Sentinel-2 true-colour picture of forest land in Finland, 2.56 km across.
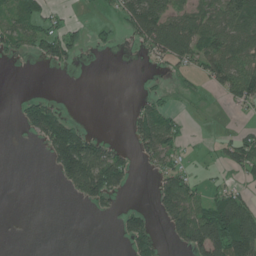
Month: June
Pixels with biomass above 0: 40%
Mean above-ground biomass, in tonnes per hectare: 40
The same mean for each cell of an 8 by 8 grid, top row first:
47 34 2 10 97 50 61 86
35 54 32 15 35 87 73 71
0 0 0 0 5 13 40 90
15 85 0 0 45 22 2 10
0 67 111 25 50 39 4 68
0 3 118 109 4 59 11 22
0 0 7 20 20 95 81 93
0 0 0 2 78 37 148 148
